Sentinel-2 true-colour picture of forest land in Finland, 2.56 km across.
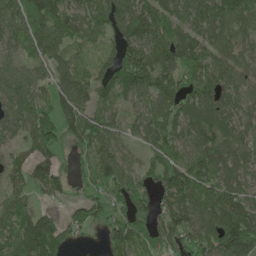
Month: May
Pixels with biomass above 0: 85%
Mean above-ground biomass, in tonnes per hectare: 102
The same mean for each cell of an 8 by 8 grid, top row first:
142 140 101 115 156 100 144 123
73 120 49 63 136 155 107 71
91 72 99 115 138 112 132 68
116 92 114 68 77 114 126 75
58 125 77 95 79 115 118 93
59 103 35 115 61 147 126 100
78 35 54 99 58 116 144 168
98 157 25 80 75 81 100 243
